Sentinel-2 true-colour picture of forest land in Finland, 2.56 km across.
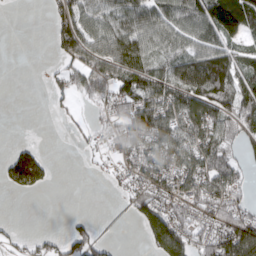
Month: March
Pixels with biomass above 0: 60%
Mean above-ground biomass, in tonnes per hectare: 61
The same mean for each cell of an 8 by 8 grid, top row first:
0 24 79 65 82 88 124 136
0 9 97 108 94 69 78 57
0 20 64 110 100 88 120 93
0 7 10 47 105 87 101 83
26 2 11 21 77 93 96 52
136 55 0 17 72 86 104 52
0 0 0 0 89 71 68 59
20 22 65 11 38 156 72 160
